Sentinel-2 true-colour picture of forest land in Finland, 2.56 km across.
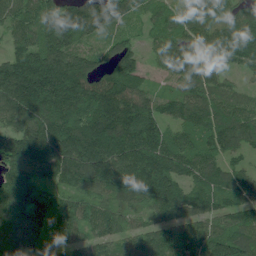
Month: June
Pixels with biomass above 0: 95%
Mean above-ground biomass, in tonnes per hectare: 138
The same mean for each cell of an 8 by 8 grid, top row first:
106 175 174 154 78 114 149 122
98 175 113 95 53 118 139 170
210 247 184 145 77 76 107 35
164 194 185 196 144 87 136 92
158 197 202 213 203 140 136 111
120 100 157 184 208 132 133 107
176 147 138 103 96 124 102 123
156 120 117 96 115 111 130 133
